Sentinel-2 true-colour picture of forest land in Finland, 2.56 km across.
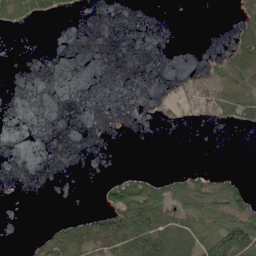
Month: June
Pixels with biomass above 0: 27%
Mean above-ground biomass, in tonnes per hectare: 21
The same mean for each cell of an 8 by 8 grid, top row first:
46 25 2 0 0 0 0 26
0 0 0 0 0 0 0 50
0 0 0 0 0 17 32 53
0 0 0 1 5 21 32 61
0 0 0 1 0 0 0 0
2 0 0 9 23 24 25 13
1 0 2 54 92 56 79 77
0 37 69 85 95 62 48 141
